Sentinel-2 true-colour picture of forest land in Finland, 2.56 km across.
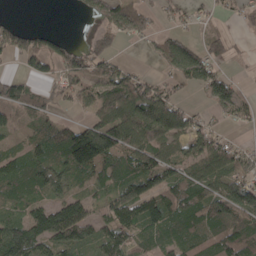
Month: April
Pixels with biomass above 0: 70%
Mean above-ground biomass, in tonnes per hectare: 75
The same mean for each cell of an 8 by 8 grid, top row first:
9 0 13 93 65 38 21 29
82 74 46 39 12 82 51 7
60 44 86 120 59 51 90 21
42 40 25 126 155 120 31 52
25 75 201 146 100 68 92 32
109 108 70 75 119 84 103 73
55 89 87 85 109 115 106 121
148 103 79 104 39 89 107 116
